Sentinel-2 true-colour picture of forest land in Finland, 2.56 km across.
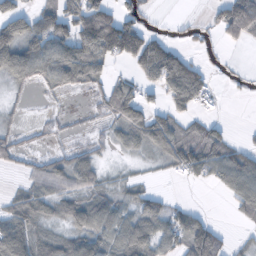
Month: October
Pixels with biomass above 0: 61%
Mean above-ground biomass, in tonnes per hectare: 58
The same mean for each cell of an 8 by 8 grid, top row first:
94 64 126 108 35 5 18 158
126 88 102 128 133 50 17 16
56 53 65 39 55 154 47 11
15 7 5 56 84 59 17 0
34 12 16 28 56 86 108 32
11 65 65 10 8 21 61 105
72 46 62 60 61 33 7 47
119 56 65 74 98 60 145 9
